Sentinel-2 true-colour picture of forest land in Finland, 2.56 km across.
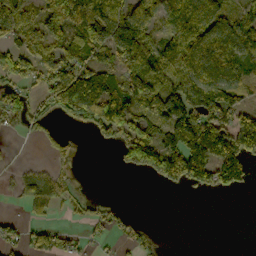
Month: October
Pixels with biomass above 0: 61%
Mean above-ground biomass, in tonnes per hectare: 96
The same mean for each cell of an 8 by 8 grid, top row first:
148 166 246 175 193 96 112 96
90 113 130 162 146 136 127 126
90 137 205 101 148 137 179 86
87 69 152 166 135 173 159 104
3 39 7 52 181 166 262 190
26 57 3 1 38 152 128 83
8 56 20 25 0 0 0 0
48 82 39 28 39 0 0 0
